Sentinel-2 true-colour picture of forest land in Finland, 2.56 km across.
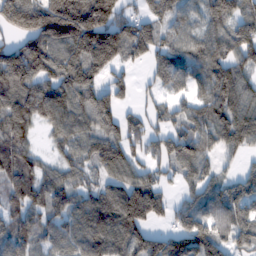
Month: February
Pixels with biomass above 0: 85%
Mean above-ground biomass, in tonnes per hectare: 111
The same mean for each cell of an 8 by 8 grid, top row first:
169 206 213 144 87 90 102 115
115 174 171 183 115 96 111 150
149 135 146 66 25 93 114 139
145 135 120 106 54 61 107 157
121 34 88 114 79 106 83 95
116 80 70 97 78 62 75 64
84 101 111 168 147 72 110 105
107 76 110 137 135 104 121 81
